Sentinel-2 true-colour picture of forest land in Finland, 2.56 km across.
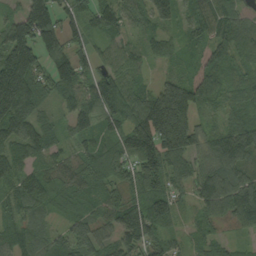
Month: September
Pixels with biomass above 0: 93%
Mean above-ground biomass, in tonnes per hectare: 99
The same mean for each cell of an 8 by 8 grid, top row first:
71 164 73 78 76 64 86 66
192 132 64 44 44 39 77 69
252 98 113 96 37 88 85 43
207 40 121 124 153 297 38 64
112 76 68 91 186 185 93 123
75 96 99 114 173 71 122 117
69 55 75 97 153 65 90 148
81 71 94 75 137 42 56 30
